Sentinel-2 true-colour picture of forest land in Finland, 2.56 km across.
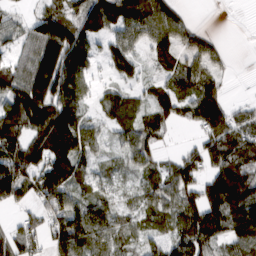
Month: March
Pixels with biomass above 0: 79%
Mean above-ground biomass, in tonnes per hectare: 86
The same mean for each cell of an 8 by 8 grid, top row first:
36 106 106 109 113 72 0 0
55 114 129 76 51 84 55 0
100 109 100 46 47 109 80 1
137 139 78 86 68 82 145 51
112 128 144 34 86 11 88 127
141 135 81 37 56 103 87 149
51 93 102 72 60 85 139 143
83 72 126 78 49 96 109 110
